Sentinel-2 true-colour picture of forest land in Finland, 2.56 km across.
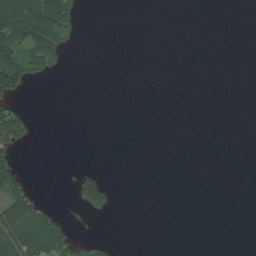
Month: August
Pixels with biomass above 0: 15%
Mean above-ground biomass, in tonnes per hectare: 22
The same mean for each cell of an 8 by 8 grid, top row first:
182 206 30 0 0 0 0 0
107 122 3 0 0 0 0 0
106 11 0 0 0 0 0 0
61 0 0 0 0 0 0 0
42 0 0 0 0 0 0 0
65 0 44 3 0 0 0 0
100 28 30 33 0 0 0 0
97 99 17 4 0 0 0 0
